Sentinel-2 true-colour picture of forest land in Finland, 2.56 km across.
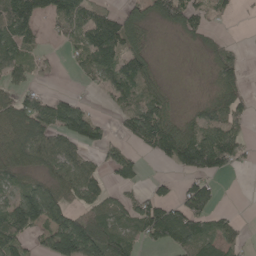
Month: May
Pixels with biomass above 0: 63%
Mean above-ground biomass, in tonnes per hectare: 63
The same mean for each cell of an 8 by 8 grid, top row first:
121 80 89 58 56 81 45 10
85 15 58 108 45 3 26 18
42 13 19 82 81 2 13 53
89 102 72 25 100 29 59 65
102 90 68 31 67 133 115 58
61 51 77 37 22 32 101 7
100 128 56 58 81 65 76 3
77 75 176 96 48 84 73 38
